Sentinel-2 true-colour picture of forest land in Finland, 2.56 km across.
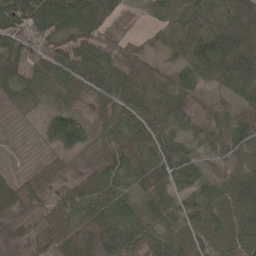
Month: May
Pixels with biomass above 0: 90%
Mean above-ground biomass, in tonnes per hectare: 50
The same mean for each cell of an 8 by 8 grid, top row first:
81 92 78 44 10 29 59 60
61 45 86 60 19 31 84 61
70 56 53 72 41 60 40 72
16 31 19 63 60 57 36 23
2 18 43 64 78 47 58 61
16 17 12 60 69 48 36 34
22 27 84 83 36 57 48 50
20 25 115 123 55 37 45 57
